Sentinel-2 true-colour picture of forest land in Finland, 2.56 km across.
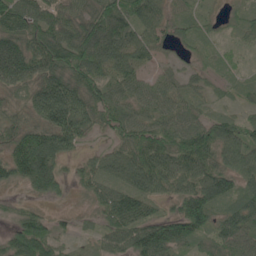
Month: May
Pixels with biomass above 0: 86%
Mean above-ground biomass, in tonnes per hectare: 58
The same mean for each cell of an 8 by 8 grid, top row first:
78 65 60 86 78 27 19 26
76 87 100 79 58 21 17 18
67 82 80 62 40 32 19 16
30 88 87 67 52 61 23 20
66 105 33 34 84 80 85 73
66 119 30 47 80 72 76 73
15 15 6 73 54 41 84 57
78 78 10 52 100 87 39 63
